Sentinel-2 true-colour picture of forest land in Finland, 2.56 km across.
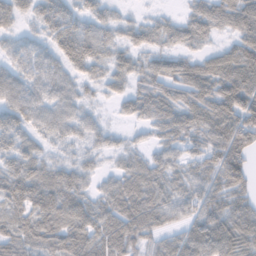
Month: November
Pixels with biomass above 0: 89%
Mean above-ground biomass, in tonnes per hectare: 55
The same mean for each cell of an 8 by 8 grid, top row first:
42 48 43 28 16 19 73 84
39 37 73 42 44 39 27 67
50 53 33 37 50 67 81 88
54 45 32 9 52 69 90 105
46 23 24 20 19 48 67 93
54 56 46 33 70 44 64 77
47 74 81 71 89 57 65 66
55 60 85 91 56 55 95 85
